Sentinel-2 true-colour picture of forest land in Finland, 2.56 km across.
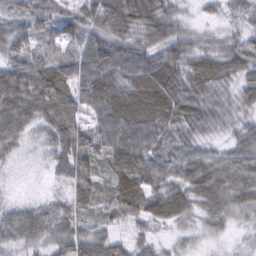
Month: February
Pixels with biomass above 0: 95%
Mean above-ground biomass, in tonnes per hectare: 64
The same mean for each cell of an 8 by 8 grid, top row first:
60 73 88 117 99 51 22 44
58 49 62 87 70 81 60 65
87 90 92 87 91 84 81 50
92 79 70 95 100 81 68 45
46 52 71 75 79 54 39 54
12 18 75 62 85 62 85 67
41 46 56 59 68 72 56 52
52 57 74 54 35 24 20 18
